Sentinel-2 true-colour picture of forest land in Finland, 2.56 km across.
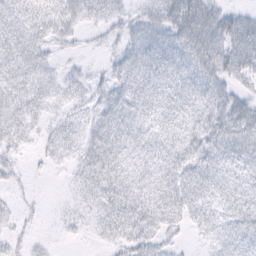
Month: February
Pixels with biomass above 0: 80%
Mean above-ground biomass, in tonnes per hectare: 34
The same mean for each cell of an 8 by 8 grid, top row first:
43 53 44 32 33 58 52 32
53 35 11 13 53 51 59 46
47 35 25 35 38 43 56 28
45 26 20 39 34 30 47 62
25 23 32 41 33 38 43 44
14 3 28 42 29 42 34 24
10 2 17 46 47 44 28 34
12 6 5 27 47 13 15 27
